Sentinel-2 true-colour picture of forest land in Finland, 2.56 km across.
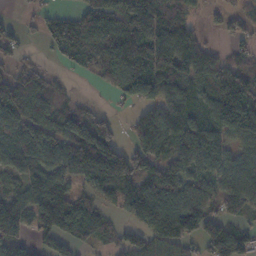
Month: November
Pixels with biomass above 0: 76%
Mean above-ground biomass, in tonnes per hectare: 87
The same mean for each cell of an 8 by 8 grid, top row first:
9 41 78 102 135 101 20 51
40 26 92 100 111 151 46 33
74 37 7 81 153 116 91 104
121 65 59 25 60 107 86 175
102 91 159 106 89 89 111 59
68 95 94 166 120 104 67 91
105 120 99 45 139 149 84 76
70 66 77 46 85 124 90 100
